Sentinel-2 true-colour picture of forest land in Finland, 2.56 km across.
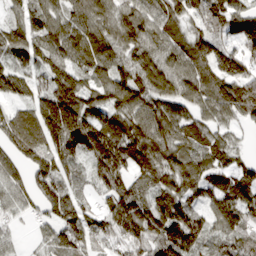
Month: March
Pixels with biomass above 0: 91%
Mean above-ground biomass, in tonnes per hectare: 107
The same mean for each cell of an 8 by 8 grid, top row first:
60 101 96 87 88 91 90 105
111 105 116 93 100 86 107 89
102 88 90 109 110 98 120 157
81 172 175 132 134 109 78 135
133 124 174 181 172 116 101 30
72 123 45 162 81 126 118 105
53 90 91 121 130 132 77 124
23 58 105 81 118 177 84 100
